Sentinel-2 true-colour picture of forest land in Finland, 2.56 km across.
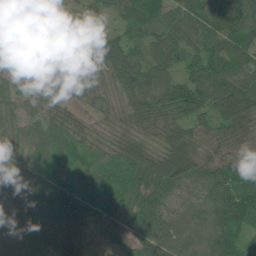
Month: June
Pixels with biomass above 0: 97%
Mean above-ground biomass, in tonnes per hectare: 67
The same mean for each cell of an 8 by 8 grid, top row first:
61 59 44 35 88 73 91 90
45 54 33 75 60 88 83 82
24 48 53 60 90 65 106 84
41 47 29 35 69 76 58 111
54 61 47 39 59 104 64 54
66 71 61 75 81 117 74 73
58 102 75 79 79 43 58 131
64 74 53 36 68 52 82 85
